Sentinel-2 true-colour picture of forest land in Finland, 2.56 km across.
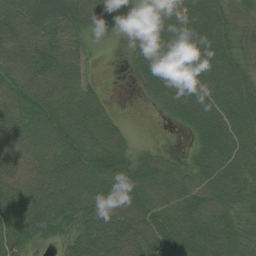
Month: August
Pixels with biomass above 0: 91%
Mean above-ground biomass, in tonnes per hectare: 63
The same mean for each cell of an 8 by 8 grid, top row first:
69 87 63 30 37 69 85 23
70 70 33 7 56 78 84 41
73 79 49 6 55 77 71 60
60 80 76 25 3 51 76 66
56 63 83 75 13 3 70 67
63 68 79 97 82 59 69 66
94 81 70 90 88 74 77 52
80 47 66 89 86 89 78 58
